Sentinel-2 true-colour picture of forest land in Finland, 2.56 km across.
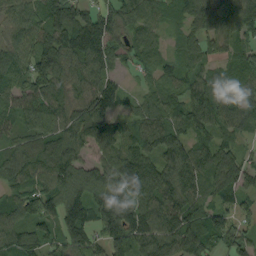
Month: September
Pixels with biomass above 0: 92%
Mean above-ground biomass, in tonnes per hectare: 90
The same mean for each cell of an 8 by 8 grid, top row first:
74 112 98 91 77 56 104 134
81 124 134 78 76 38 73 70
91 119 77 68 33 71 83 73
89 95 63 51 68 88 124 90
74 104 77 91 93 110 75 46
79 99 105 109 142 118 83 60
94 104 144 147 109 95 92 60
98 82 98 97 107 99 102 68
